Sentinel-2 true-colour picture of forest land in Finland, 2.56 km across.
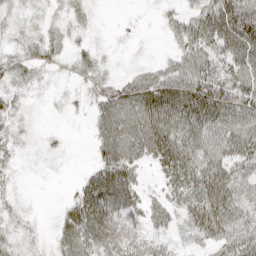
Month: April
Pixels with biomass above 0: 81%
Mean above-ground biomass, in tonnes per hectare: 40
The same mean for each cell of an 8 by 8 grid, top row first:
17 16 14 1 3 28 67 72
18 27 16 5 3 26 57 73
25 10 15 24 45 60 59 58
22 5 9 69 83 78 82 60
20 12 1 74 77 83 56 68
14 5 17 79 19 62 67 54
19 2 60 78 43 35 72 55
24 16 70 65 36 22 44 56
